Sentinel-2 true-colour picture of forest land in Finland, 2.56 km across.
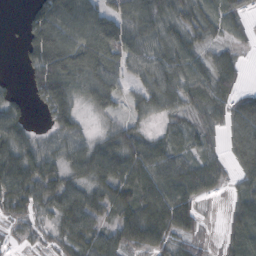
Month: October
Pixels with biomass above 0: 81%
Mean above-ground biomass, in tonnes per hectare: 60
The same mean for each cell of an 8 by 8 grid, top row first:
1 109 117 72 88 54 45 33
5 135 120 87 69 67 33 18
7 118 85 80 56 69 62 35
48 50 37 39 40 38 48 78
71 37 53 72 70 39 33 79
88 73 51 87 92 88 65 37
52 42 87 62 88 115 7 54
14 21 68 67 84 57 17 57
